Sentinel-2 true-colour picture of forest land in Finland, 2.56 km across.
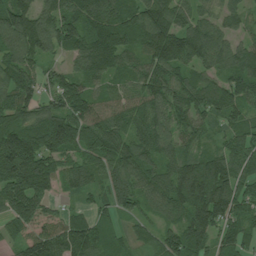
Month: July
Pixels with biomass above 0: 93%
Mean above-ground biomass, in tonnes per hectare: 114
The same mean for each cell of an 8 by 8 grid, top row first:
154 104 148 145 148 132 68 70
117 101 109 160 124 181 136 76
118 63 91 86 102 98 97 130
137 106 111 102 123 95 108 79
197 139 112 114 115 96 55 99
193 135 90 105 104 149 211 131
131 97 34 81 60 118 213 115
70 136 137 66 56 118 130 99
